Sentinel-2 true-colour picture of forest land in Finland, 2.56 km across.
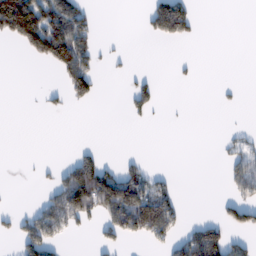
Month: February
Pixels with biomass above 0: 25%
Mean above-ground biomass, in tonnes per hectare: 46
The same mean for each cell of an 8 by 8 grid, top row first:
213 147 86 0 32 186 0 0
21 162 119 8 0 3 0 0
0 0 128 4 28 6 0 2
0 15 2 0 33 1 0 3
0 0 9 0 0 0 0 45
0 12 163 93 73 13 0 94
11 97 151 143 169 70 0 93
48 108 4 44 49 62 154 43
